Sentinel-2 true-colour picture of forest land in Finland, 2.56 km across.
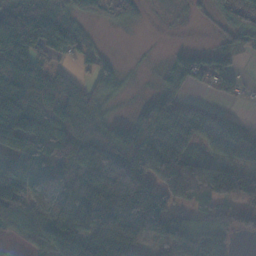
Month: November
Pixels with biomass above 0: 78%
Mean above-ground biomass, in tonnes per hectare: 114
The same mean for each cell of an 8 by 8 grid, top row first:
130 88 81 64 18 11 26 104
116 75 57 7 2 18 32 41
114 85 38 91 6 86 70 47
135 107 124 24 115 118 52 16
91 121 187 207 225 152 83 90
142 181 189 327 235 290 257 175
145 135 236 211 244 105 113 106
18 89 146 166 90 211 189 32
